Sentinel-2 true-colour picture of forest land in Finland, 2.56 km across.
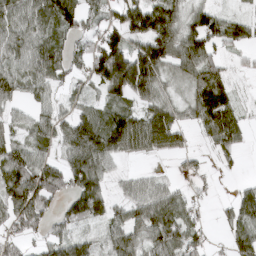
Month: March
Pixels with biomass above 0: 76%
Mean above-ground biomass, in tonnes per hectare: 67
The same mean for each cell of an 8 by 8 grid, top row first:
74 80 89 51 117 83 79 36
70 80 34 132 91 108 86 44
68 71 30 119 117 57 109 8
33 53 48 68 76 62 125 43
52 48 110 97 80 56 32 39
111 102 107 37 28 17 20 11
89 57 79 46 82 75 14 72
37 51 51 66 77 86 30 63
